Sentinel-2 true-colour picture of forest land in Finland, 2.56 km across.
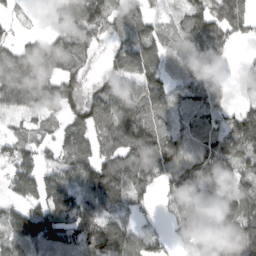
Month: March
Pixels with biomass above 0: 81%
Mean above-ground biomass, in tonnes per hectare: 90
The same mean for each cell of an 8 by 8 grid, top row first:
30 62 122 106 79 34 119 106
72 91 87 53 130 53 118 15
148 100 68 81 120 71 87 45
76 68 100 135 100 63 87 53
83 39 81 110 140 91 88 90
131 77 99 153 118 101 116 91
68 131 112 106 46 56 70 119
115 134 88 142 85 43 56 101
